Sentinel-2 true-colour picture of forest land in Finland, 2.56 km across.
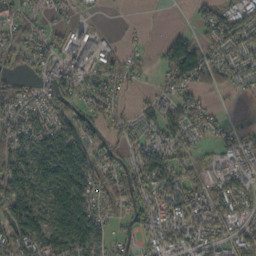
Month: October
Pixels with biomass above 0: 70%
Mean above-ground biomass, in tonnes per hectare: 53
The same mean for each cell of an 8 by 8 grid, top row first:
41 22 11 0 1 0 46 70
50 47 78 30 11 56 47 50
35 46 43 58 13 59 57 37
51 51 52 41 28 50 32 6
65 95 100 34 61 60 23 35
86 111 109 61 72 67 44 52
94 80 113 39 64 75 72 50
79 81 107 48 36 46 54 65
